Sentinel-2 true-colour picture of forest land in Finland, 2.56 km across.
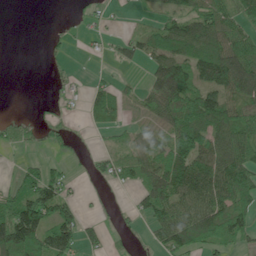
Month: June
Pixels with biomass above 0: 58%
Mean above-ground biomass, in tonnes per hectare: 59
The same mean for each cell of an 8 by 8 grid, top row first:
0 0 8 5 8 55 85 60
0 10 3 19 56 97 124 97
0 3 3 20 29 175 97 152
3 7 9 57 38 109 133 80
21 13 3 18 50 84 80 109
31 72 3 31 76 112 122 157
126 129 34 4 55 87 122 101
179 113 70 7 5 86 76 56
